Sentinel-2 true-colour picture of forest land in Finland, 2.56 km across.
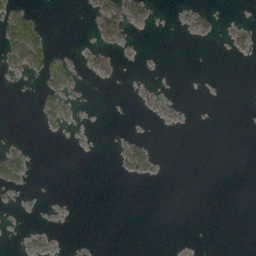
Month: March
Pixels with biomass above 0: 12%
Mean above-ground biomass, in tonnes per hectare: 6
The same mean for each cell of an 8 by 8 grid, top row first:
43 1 1 58 21 3 6 1
77 36 3 14 1 0 0 12
5 28 4 4 1 0 0 0
0 20 2 0 3 1 0 0
5 0 0 1 13 0 0 0
28 0 0 2 9 0 0 0
1 0 0 0 0 0 0 0
1 4 1 0 0 0 0 0
